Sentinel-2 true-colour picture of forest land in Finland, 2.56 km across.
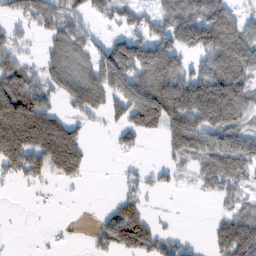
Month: February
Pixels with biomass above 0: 60%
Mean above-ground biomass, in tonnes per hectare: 83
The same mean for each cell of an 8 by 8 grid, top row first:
55 65 44 49 48 145 153 59
50 43 65 101 144 118 159 175
118 58 79 156 149 124 121 117
254 112 54 54 201 175 196 113
202 208 99 15 13 117 102 117
50 79 61 1 23 23 88 87
1 5 1 32 47 1 2 35
1 6 2 82 98 32 25 130
